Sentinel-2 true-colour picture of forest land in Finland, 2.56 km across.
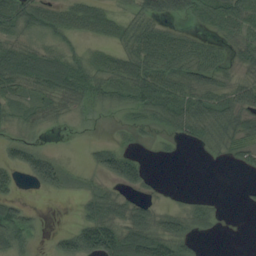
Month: August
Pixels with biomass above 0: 70%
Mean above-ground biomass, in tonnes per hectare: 44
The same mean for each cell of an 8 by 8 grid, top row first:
85 58 50 36 59 45 59 79
63 40 26 34 77 75 46 45
75 72 79 60 88 67 46 36
26 32 22 19 48 71 70 66
45 8 2 24 9 14 32 47
35 80 12 50 36 0 0 5
52 1 21 54 40 24 31 3
56 11 87 103 101 82 10 0
